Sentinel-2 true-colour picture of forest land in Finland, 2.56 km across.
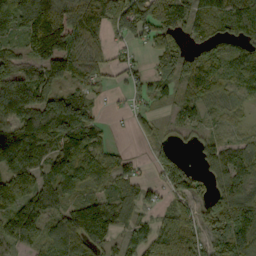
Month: September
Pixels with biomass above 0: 81%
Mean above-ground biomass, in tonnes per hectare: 96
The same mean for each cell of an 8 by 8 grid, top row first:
126 192 130 145 134 108 114 163
51 177 93 46 34 109 82 80
101 102 57 21 43 96 132 90
148 166 141 11 33 34 41 28
193 156 150 45 13 30 51 57
134 126 121 90 42 114 58 130
110 93 85 103 68 87 82 167
97 90 132 72 85 123 91 143
